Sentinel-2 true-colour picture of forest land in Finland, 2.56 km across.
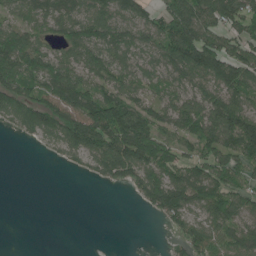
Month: June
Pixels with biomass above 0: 71%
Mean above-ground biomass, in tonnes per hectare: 77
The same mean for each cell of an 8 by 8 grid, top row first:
53 77 83 95 73 127 100 101
116 53 108 101 73 146 149 85
114 104 88 86 73 73 93 123
92 120 124 162 97 91 115 123
3 29 108 156 173 87 79 134
0 0 10 67 94 81 89 76
0 0 0 0 28 108 89 81
0 0 0 0 0 32 94 95
